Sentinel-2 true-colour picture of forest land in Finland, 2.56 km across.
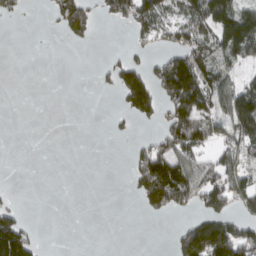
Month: March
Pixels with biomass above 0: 38%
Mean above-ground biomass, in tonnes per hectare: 59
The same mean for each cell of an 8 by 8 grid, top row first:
32 20 125 71 117 62 147 128
0 0 12 2 36 81 104 142
0 0 0 44 116 188 113 56
0 0 0 10 106 123 89 169
0 0 0 4 32 135 62 98
0 0 0 0 126 170 100 68
37 0 0 0 44 79 91 57
196 1 0 0 0 52 195 143
